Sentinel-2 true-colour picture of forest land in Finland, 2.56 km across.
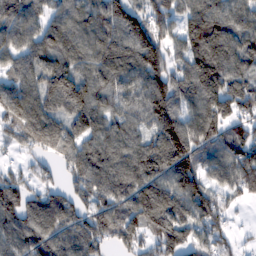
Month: February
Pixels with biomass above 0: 89%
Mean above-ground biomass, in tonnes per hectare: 127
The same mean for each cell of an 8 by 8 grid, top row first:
116 81 114 148 111 100 175 117
96 130 115 127 171 81 203 141
98 161 168 138 142 139 219 122
128 137 180 112 134 149 158 117
59 112 133 131 123 184 128 133
67 40 138 146 160 182 93 138
140 132 93 136 159 154 143 26
128 130 143 97 84 139 109 29
